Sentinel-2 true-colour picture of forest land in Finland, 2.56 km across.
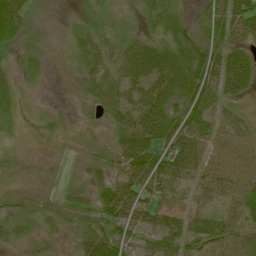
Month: July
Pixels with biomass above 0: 86%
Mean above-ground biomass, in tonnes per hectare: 39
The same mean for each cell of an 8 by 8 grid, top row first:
66 4 7 9 24 27 30 94
17 6 28 20 34 40 45 53
12 5 18 33 69 60 74 92
14 5 7 42 96 47 65 24
6 3 6 27 88 88 55 49
8 4 9 41 83 69 55 61
13 10 21 75 72 57 43 51
15 12 38 65 45 61 70 58
